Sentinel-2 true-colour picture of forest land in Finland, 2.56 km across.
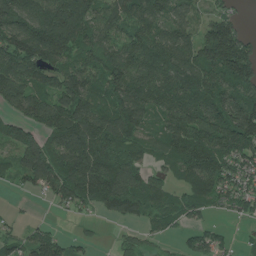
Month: July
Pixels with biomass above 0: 82%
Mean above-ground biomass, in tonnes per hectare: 100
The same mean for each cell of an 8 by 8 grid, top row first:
136 150 199 94 114 99 54 32
158 207 110 92 112 135 143 161
124 100 116 112 105 119 122 134
66 120 130 118 120 132 145 160
112 89 158 111 67 102 129 141
45 112 156 145 71 55 133 104
7 10 51 72 73 75 69 65
63 79 29 11 37 20 64 14
